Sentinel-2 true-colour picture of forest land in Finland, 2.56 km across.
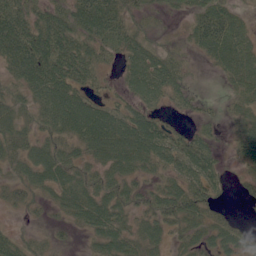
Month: June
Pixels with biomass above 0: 80%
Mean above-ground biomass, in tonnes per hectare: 44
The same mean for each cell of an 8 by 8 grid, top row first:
60 51 68 70 28 11 71 34
73 76 58 38 47 18 59 71
40 77 44 8 61 44 2 53
41 54 63 37 35 14 12 24
47 49 45 73 72 47 30 32
33 59 50 53 33 41 48 19
22 22 69 66 43 70 49 6
33 25 9 57 49 25 44 43
